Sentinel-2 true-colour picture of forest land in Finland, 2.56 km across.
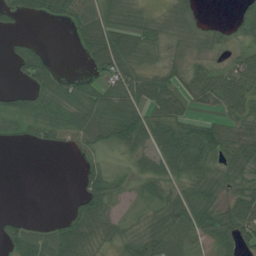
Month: July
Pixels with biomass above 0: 69%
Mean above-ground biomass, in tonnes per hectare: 41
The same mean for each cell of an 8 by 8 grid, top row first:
30 30 54 43 35 47 10 29
19 11 25 90 58 11 22 21
14 54 34 77 62 36 64 65
44 47 65 81 55 49 20 47
11 32 42 45 50 87 69 54
0 0 20 26 43 48 52 47
1 0 37 29 20 61 58 62
55 51 74 28 59 44 34 60
